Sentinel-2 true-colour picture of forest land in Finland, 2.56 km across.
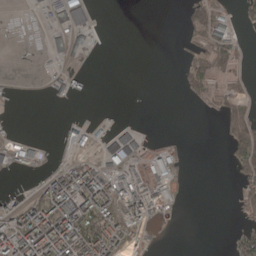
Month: April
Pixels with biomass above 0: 32%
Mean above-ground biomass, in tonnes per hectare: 27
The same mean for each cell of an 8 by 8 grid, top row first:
1 24 72 0 0 1 69 16
0 25 33 0 0 3 60 19
2 9 13 0 0 8 60 13
0 0 0 1 0 0 12 48
34 6 35 54 19 10 0 79
11 19 61 51 48 41 0 33
22 69 75 57 85 27 0 28
82 83 86 59 21 0 0 30
